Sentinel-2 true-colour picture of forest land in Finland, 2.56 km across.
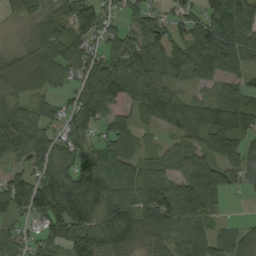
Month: August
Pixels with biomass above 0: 85%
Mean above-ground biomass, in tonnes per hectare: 83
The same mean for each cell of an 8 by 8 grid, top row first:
36 72 112 49 84 64 92 89
29 92 92 76 98 96 144 124
54 66 66 101 92 44 57 44
86 55 108 42 71 99 98 131
82 92 71 80 29 39 89 92
65 100 120 78 74 71 123 66
80 148 161 98 113 113 83 2
61 70 133 101 69 71 89 70
